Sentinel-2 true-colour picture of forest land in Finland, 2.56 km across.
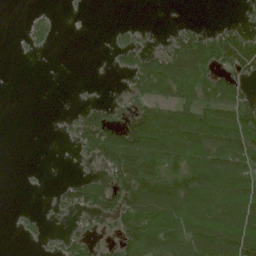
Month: June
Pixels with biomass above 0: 52%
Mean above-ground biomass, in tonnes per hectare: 60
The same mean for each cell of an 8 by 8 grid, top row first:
0 14 3 0 0 1 0 4
1 13 0 20 31 78 114 125
0 0 1 3 101 128 79 58
0 0 25 36 98 110 100 96
0 0 51 131 158 130 123 111
0 1 16 94 163 101 127 106
3 5 66 87 154 144 92 107
3 12 47 33 139 112 130 130
